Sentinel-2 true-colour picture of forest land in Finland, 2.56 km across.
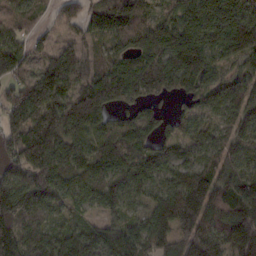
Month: February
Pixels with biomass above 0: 93%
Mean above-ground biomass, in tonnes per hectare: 118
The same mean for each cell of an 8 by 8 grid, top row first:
68 29 71 147 85 119 169 130
85 59 82 55 125 173 138 158
92 166 127 154 179 122 101 72
134 187 181 89 62 43 62 100
138 214 106 129 94 72 71 78
98 171 118 110 100 101 134 99
172 82 53 70 62 233 158 155
199 106 112 144 128 148 160 194
